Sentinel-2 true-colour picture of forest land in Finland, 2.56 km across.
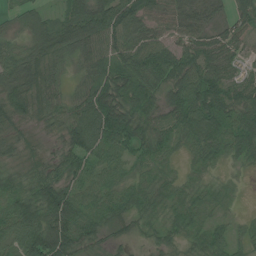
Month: July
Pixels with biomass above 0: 93%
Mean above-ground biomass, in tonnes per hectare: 59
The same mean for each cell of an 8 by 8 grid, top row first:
28 31 78 103 80 53 53 55
60 61 71 83 87 60 64 39
84 54 44 77 70 75 87 46
64 51 85 109 55 67 81 71
35 23 86 78 54 42 64 70
44 60 64 49 33 25 26 11
73 96 81 51 50 40 32 9
77 116 75 26 23 31 62 33
